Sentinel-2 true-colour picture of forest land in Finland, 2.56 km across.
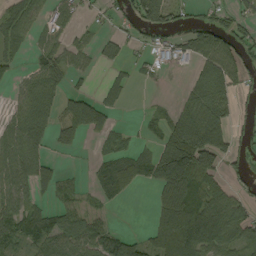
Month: September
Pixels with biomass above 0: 48%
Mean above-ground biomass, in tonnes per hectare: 36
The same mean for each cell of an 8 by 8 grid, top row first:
67 33 19 15 78 28 20 42
58 31 31 27 15 31 56 31
27 58 15 25 12 3 0 17
41 62 95 37 7 9 1 12
78 43 25 4 15 40 37 20
69 54 6 64 49 13 22 22
49 35 39 12 0 25 72 52
51 74 73 50 16 34 93 51
